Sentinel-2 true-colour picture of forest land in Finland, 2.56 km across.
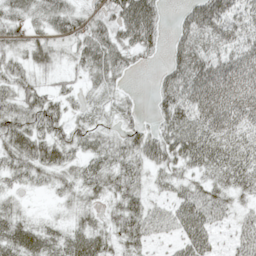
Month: May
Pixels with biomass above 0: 85%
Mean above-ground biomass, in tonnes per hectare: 47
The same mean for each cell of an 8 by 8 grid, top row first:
42 56 38 51 89 16 87 59
36 41 47 65 53 44 63 63
47 21 28 37 1 71 95 83
56 59 19 18 16 79 91 86
61 59 38 35 56 68 72 57
37 32 37 48 30 40 40 54
25 5 28 28 44 46 61 23
62 48 52 37 39 30 40 34
